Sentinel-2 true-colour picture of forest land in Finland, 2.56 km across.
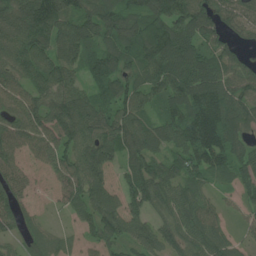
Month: July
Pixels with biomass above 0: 92%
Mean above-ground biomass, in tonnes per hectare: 93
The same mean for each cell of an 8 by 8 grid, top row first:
129 174 113 128 125 136 120 87
111 93 88 102 133 159 95 62
75 103 55 116 85 122 135 101
71 101 119 94 70 91 160 139
69 73 126 91 107 93 164 103
55 29 98 65 123 101 80 83
65 13 61 86 83 88 67 44
39 58 32 79 81 77 93 37
